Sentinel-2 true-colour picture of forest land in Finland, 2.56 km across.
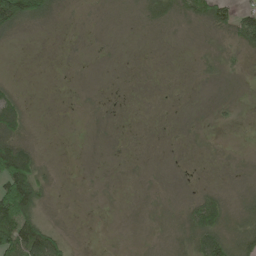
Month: May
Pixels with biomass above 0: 41%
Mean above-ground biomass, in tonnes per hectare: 21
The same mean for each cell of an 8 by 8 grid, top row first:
117 40 2 5 28 39 56 57
1 0 1 1 1 1 7 27
3 0 0 0 0 0 7 5
46 0 1 2 0 0 3 3
84 0 0 1 0 1 3 0
140 15 1 1 2 1 0 4
172 15 1 1 3 8 69 18
85 94 1 1 2 21 85 50
